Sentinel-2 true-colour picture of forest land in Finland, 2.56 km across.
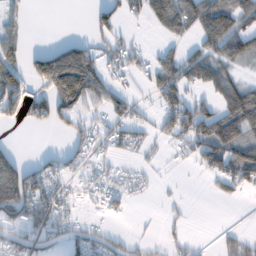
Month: February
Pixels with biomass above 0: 51%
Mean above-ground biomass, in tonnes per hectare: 55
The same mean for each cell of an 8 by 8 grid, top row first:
27 0 0 50 43 99 117 83
59 40 81 43 22 35 61 74
107 137 209 40 25 95 74 41
76 89 75 55 21 94 67 134
13 1 51 38 29 33 103 86
138 81 28 26 15 3 34 76
142 86 20 29 1 11 0 2
68 48 63 46 19 24 4 42
